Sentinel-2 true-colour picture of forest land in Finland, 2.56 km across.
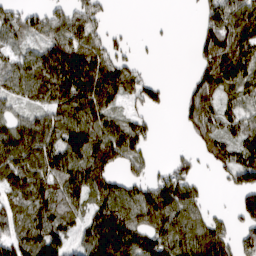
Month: March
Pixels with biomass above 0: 73%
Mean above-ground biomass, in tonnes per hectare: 70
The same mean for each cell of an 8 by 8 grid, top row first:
55 63 67 11 0 0 69 106
40 80 90 48 4 1 89 105
85 129 119 104 49 0 83 98
42 84 105 66 36 14 86 66
100 86 120 105 50 2 56 75
87 95 103 57 44 63 10 87
68 89 56 103 106 106 27 53
79 105 51 138 94 104 122 65
